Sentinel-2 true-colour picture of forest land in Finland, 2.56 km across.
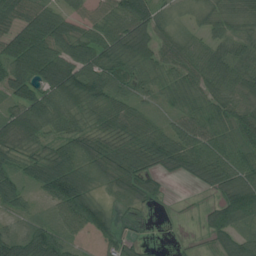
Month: July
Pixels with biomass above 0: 87%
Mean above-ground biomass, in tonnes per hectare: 58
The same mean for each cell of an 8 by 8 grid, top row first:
73 71 31 54 84 19 42 53
86 90 66 86 90 55 52 50
79 88 94 70 47 47 68 70
67 89 51 61 34 40 59 66
69 38 57 56 55 72 65 58
45 92 77 69 59 32 69 80
33 29 96 30 23 2 29 113
63 78 23 43 13 2 24 60
